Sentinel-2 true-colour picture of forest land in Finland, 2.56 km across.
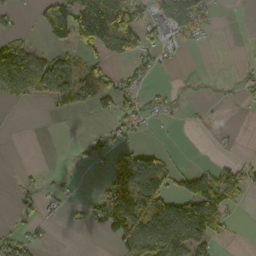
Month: October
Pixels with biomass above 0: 39%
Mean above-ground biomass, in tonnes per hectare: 43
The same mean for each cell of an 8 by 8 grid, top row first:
17 67 116 144 41 98 37 0
73 27 69 82 48 20 2 1
111 92 108 50 13 2 0 17
0 7 25 41 30 7 3 2
0 0 9 30 15 1 1 2
2 3 1 57 137 46 74 54
20 12 12 141 143 104 149 13
38 7 0 40 113 112 67 2
